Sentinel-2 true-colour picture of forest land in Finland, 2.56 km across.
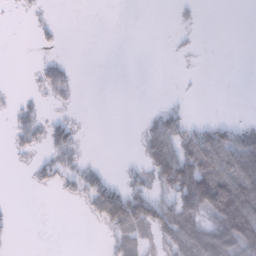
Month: January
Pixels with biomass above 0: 34%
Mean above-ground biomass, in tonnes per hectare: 31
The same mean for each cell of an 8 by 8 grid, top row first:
2 4 0 0 0 7 0 0
0 7 0 0 0 5 0 0
0 41 6 0 0 1 0 0
23 13 3 0 4 31 0 1
19 40 23 0 49 81 99 87
0 25 39 16 39 137 115 110
3 0 6 101 99 95 115 164
3 0 0 35 42 82 77 122
